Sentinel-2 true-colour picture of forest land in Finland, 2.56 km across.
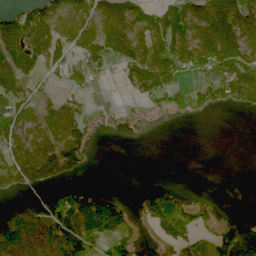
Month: June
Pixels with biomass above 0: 54%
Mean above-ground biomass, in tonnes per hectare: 52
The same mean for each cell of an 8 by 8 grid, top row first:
67 72 61 77 49 63 129 144
107 62 66 95 91 87 127 122
82 18 33 6 106 57 39 95
84 48 45 4 11 23 25 19
65 68 66 0 1 0 0 0
84 76 22 0 0 0 0 0
29 73 61 73 40 84 19 0
86 65 67 43 29 46 19 100
